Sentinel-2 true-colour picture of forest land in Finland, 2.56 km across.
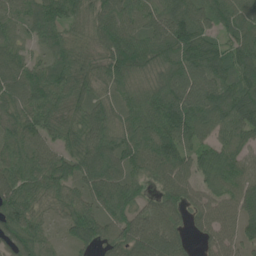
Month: June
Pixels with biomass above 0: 94%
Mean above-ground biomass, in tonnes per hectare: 90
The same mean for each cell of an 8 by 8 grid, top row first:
70 93 69 89 88 106 97 103
65 57 66 109 102 114 97 104
90 114 75 77 70 113 113 102
85 99 68 75 99 135 121 132
84 73 82 97 104 139 71 84
99 99 92 111 62 95 72 98
111 57 80 103 69 78 87 107
106 50 80 76 107 78 56 78
